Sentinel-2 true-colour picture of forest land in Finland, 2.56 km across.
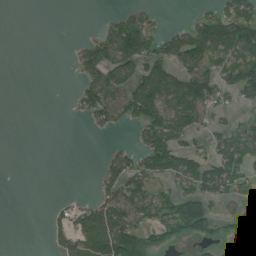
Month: July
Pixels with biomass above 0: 44%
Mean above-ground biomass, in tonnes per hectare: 60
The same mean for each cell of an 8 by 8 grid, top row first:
0 0 0 24 51 0 69 131
0 0 43 129 124 124 145 137
0 0 48 116 117 99 107 108
0 0 43 115 127 118 69 26
0 0 0 13 66 100 44 88
0 0 0 80 79 88 109 65
0 10 46 98 76 85 60 51
0 23 73 172 90 53 49 127
